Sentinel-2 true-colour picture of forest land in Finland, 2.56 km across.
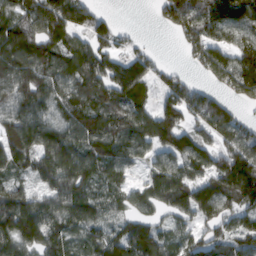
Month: March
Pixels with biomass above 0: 85%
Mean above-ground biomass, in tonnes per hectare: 121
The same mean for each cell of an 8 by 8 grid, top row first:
137 152 118 34 0 135 148 131
185 128 103 92 32 16 165 134
176 123 131 151 122 89 62 196
138 93 134 113 100 137 178 47
166 148 135 130 107 135 104 142
85 119 164 92 47 132 136 234
168 117 144 97 86 128 159 127
145 115 84 138 144 96 93 112
